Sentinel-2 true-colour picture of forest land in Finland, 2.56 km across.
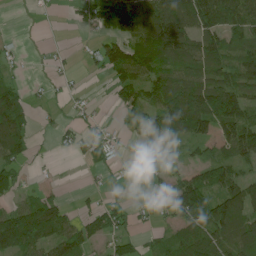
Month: June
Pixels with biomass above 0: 62%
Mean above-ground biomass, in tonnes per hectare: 65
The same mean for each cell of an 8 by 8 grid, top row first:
0 4 28 120 153 145 125 90
10 4 7 75 123 116 93 55
20 12 7 46 91 86 83 88
129 11 13 13 68 138 159 130
92 5 39 37 70 64 48 127
60 6 3 17 14 35 93 65
59 106 20 47 24 76 110 103
147 99 76 50 28 47 84 89
